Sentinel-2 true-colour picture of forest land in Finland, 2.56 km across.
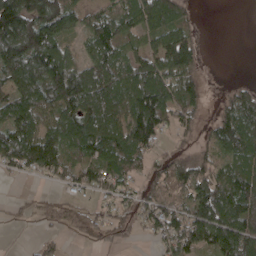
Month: April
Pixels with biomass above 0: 73%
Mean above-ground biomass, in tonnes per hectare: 88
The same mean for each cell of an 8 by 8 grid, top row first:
220 179 70 88 104 82 0 0
175 145 40 112 65 149 4 0
112 152 138 120 162 103 15 10
122 99 138 142 181 100 22 129
172 131 105 124 97 26 51 125
29 52 77 86 49 97 88 113
14 34 36 45 70 81 153 139
0 28 16 33 18 96 103 146
